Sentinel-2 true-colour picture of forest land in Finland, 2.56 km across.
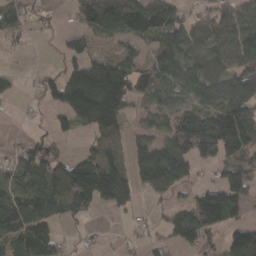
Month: March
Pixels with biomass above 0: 69%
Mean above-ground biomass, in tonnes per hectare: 82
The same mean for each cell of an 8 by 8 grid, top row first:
44 23 65 123 121 72 66 97
18 1 70 32 51 80 76 127
16 44 166 179 88 77 113 114
6 27 156 139 45 57 98 132
21 51 13 57 62 111 162 131
63 120 185 174 95 121 17 147
113 95 88 70 12 58 197 93
84 85 12 6 30 57 55 122
